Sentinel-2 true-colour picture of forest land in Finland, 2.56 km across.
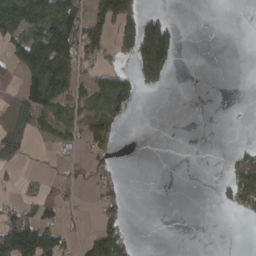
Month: March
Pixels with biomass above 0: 34%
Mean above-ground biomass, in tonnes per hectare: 43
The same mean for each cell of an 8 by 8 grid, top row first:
164 118 89 139 85 9 0 0
64 161 103 38 159 73 0 0
18 167 42 81 52 3 0 0
57 96 71 93 1 0 0 1
59 15 41 29 0 0 0 7
12 7 28 22 0 0 0 99
37 46 14 50 0 0 0 37
145 95 28 99 1 0 0 0
